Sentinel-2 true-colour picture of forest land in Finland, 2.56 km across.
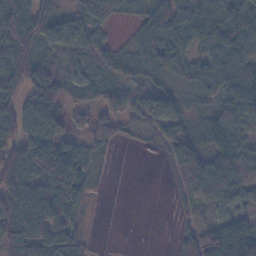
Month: November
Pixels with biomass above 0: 74%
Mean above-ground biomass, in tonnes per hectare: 59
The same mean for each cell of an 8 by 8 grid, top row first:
94 66 38 47 28 80 89 68
105 43 50 22 32 61 56 70
89 80 26 16 8 10 69 99
77 98 34 48 87 66 38 94
88 94 45 33 8 76 55 97
109 100 83 3 0 47 98 100
106 111 52 0 0 16 42 42
108 97 43 0 0 24 82 116
